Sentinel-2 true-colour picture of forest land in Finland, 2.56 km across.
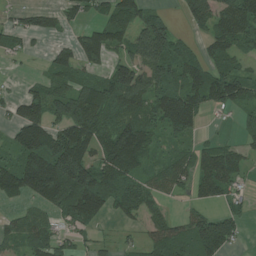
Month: July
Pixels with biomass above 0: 70%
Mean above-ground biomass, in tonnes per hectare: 90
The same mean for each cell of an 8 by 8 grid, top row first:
31 49 46 88 85 27 133 143
56 26 91 77 140 97 55 64
6 63 69 120 101 121 134 114
63 108 145 94 102 172 50 45
100 184 172 162 136 46 46 43
141 238 207 146 58 72 110 52
19 86 206 92 80 13 40 35
48 81 31 22 49 116 193 45
